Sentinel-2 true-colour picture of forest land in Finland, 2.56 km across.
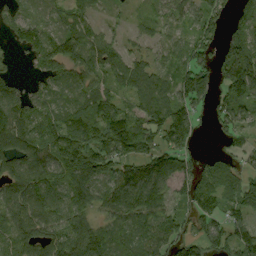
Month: September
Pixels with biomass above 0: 83%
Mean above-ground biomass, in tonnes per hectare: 87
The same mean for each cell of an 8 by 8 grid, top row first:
46 37 68 22 23 55 105 62
41 120 117 65 39 55 74 117
39 75 68 71 96 93 79 170
119 72 113 113 93 128 53 89
104 112 147 138 103 111 3 43
89 89 102 96 150 123 85 61
75 78 69 86 108 64 83 69
88 97 173 112 95 103 97 125
